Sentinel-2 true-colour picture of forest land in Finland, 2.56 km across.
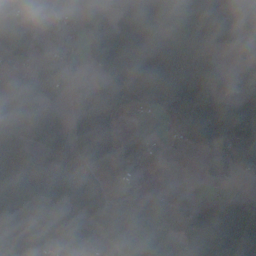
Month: November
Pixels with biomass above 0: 66%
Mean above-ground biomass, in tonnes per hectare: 73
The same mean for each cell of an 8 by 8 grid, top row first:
13 1 45 67 96 99 93 88
74 42 35 178 113 69 32 15
25 96 17 68 114 98 62 1
128 74 52 79 19 93 114 89
112 57 91 44 6 16 64 72
117 94 89 28 16 0 10 18
111 114 143 105 85 64 49 52
91 69 117 160 174 61 120 146
